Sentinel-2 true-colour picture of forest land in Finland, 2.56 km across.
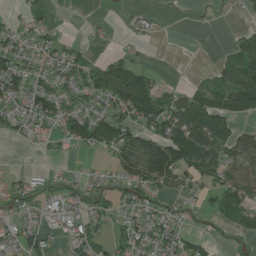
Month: July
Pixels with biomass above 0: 58%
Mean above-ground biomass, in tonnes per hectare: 44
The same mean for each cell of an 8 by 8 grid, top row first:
16 12 0 2 17 1 7 12
43 40 23 7 10 0 0 45
72 39 55 102 59 3 23 93
41 71 51 59 99 68 86 61
8 15 49 79 86 123 106 75
25 24 20 28 93 78 59 71
47 36 37 31 55 26 22 53
49 43 55 39 44 52 24 28
